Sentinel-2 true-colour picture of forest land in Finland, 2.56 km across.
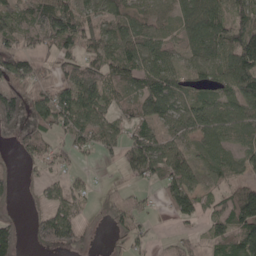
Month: May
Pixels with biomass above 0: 69%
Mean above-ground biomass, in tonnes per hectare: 58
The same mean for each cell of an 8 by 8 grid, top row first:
74 106 87 69 53 62 118 63
57 43 62 68 81 32 92 112
93 40 84 60 74 52 51 106
87 90 106 45 57 70 80 66
20 37 47 51 84 51 67 54
16 22 16 4 61 94 33 44
9 37 29 29 19 61 26 136
59 60 34 6 24 16 35 96
